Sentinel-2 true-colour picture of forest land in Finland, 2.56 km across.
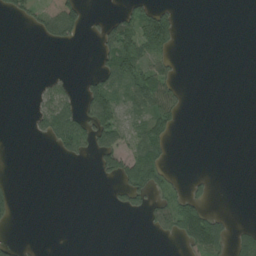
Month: August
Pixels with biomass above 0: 27%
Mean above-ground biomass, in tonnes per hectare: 26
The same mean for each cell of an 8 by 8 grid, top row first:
24 49 56 25 63 24 0 0
0 13 8 76 86 27 0 0
0 19 12 60 74 30 0 0
0 67 50 78 57 48 0 0
0 18 72 66 65 6 0 0
1 0 0 43 73 9 10 0
25 0 0 10 37 65 35 0
13 0 0 0 0 27 108 31
